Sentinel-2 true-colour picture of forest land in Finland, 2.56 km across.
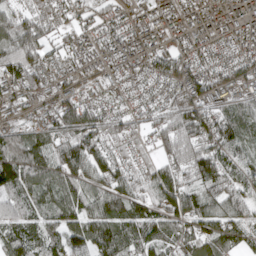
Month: April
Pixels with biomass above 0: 90%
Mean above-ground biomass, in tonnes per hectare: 80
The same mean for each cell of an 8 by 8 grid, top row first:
70 65 47 55 71 80 85 93
113 64 73 83 75 61 60 74
88 64 53 53 50 80 98 84
46 60 132 48 46 102 96 65
85 74 108 57 33 107 106 89
117 87 88 85 57 86 110 87
69 58 86 96 85 114 91 90
84 76 101 96 95 77 94 64
